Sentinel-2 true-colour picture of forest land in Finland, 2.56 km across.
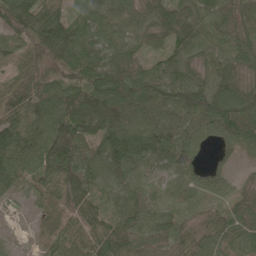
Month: May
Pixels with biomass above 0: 94%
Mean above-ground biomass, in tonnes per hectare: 65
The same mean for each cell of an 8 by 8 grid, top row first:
108 80 50 57 50 72 62 66
48 95 79 55 34 57 40 49
46 67 66 81 69 67 57 48
69 83 109 121 92 84 96 85
99 98 88 119 117 96 41 65
67 68 91 71 37 56 54 18
9 33 73 43 62 28 32 42
7 32 61 84 66 51 46 49
